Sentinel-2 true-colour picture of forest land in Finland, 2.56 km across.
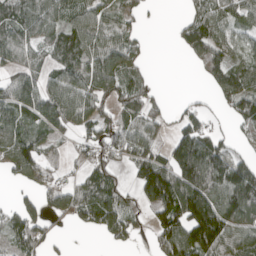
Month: April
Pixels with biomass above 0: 69%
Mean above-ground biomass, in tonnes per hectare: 76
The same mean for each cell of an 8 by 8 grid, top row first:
75 88 85 74 30 9 80 58
98 61 99 100 36 23 121 59
64 54 86 99 48 0 43 95
91 99 86 58 86 18 31 99
117 39 37 74 83 82 93 24
55 45 38 47 123 152 157 135
56 59 94 116 56 161 154 142
82 51 1 42 12 137 150 86
